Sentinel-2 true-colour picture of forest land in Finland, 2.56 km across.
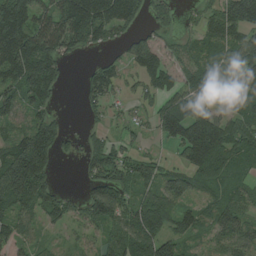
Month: August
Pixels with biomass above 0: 78%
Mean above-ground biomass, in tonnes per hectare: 89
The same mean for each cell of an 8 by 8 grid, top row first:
176 93 169 151 54 62 67 196
186 116 70 39 100 52 69 111
126 157 27 74 80 67 93 112
90 67 20 23 43 120 98 68
128 154 49 62 27 90 191 93
193 80 25 116 96 54 95 57
121 88 74 110 107 85 59 73
67 16 30 71 123 67 44 82
